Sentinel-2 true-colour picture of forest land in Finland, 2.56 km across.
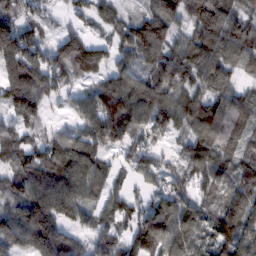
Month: February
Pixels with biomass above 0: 90%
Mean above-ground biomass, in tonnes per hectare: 102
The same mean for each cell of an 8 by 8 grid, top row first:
115 50 54 76 86 102 158 97
179 83 128 65 147 99 123 125
186 126 73 95 107 119 114 57
119 45 79 170 129 123 127 101
91 81 104 99 83 37 123 83
108 138 128 66 68 64 115 92
106 158 95 79 73 98 68 125
96 157 50 87 140 99 59 134
